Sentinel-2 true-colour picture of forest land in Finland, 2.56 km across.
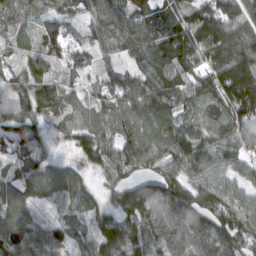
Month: March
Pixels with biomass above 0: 95%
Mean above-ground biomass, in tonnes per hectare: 91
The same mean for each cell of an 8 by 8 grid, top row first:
91 66 63 107 95 84 148 119
52 87 62 67 79 152 149 146
53 76 42 75 68 91 104 213
58 77 66 91 118 86 82 152
91 41 66 82 123 126 90 81
61 81 44 62 92 107 99 62
81 25 58 70 136 137 127 82
102 69 40 138 122 78 110 112
